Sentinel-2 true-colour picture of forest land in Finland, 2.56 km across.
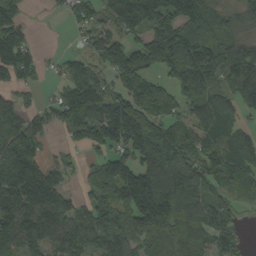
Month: September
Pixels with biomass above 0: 80%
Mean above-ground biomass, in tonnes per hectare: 100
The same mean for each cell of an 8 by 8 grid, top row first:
75 8 63 98 159 128 117 75
145 4 27 123 105 153 94 105
73 24 67 58 88 96 111 176
71 66 163 146 102 53 107 74
159 40 68 121 148 157 104 114
148 103 32 132 134 132 101 83
156 170 76 117 166 106 108 37
129 100 112 106 71 78 83 50
